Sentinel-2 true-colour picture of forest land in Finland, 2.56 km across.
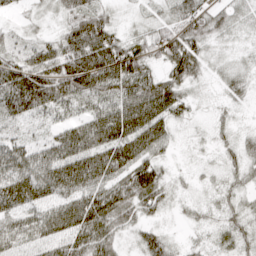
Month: April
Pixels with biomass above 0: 92%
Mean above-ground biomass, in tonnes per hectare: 52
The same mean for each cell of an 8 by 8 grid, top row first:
14 17 56 24 18 45 50 21
37 55 99 87 52 69 28 11
97 94 106 97 90 63 19 24
67 51 40 75 98 50 12 12
40 36 84 90 81 21 14 31
63 77 95 68 82 14 14 28
69 69 92 86 48 15 24 29
57 69 72 55 47 17 23 37
